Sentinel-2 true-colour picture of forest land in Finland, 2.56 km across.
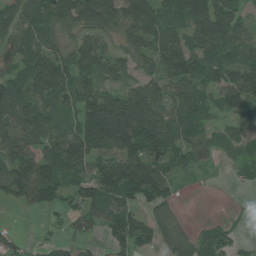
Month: July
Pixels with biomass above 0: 81%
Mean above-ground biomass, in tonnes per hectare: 84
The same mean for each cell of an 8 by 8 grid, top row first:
88 102 116 103 116 94 142 60
84 95 87 56 89 111 98 74
80 138 73 63 67 96 74 107
119 77 105 176 157 83 57 57
119 94 136 143 151 84 56 60
124 128 87 141 149 48 8 20
26 71 76 95 67 31 0 11
34 26 36 67 63 66 75 34
